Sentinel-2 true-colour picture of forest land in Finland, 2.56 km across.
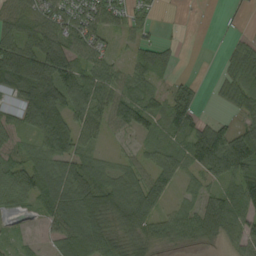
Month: September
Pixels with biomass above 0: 77%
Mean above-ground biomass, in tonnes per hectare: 55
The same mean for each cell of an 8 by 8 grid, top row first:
72 66 66 54 24 1 0 8
93 104 58 21 51 16 0 29
134 125 89 49 51 14 5 57
62 128 69 66 63 55 5 33
27 69 54 9 25 33 107 95
70 92 79 51 48 46 53 77
31 71 109 88 81 27 72 81
14 25 109 66 50 36 37 44
